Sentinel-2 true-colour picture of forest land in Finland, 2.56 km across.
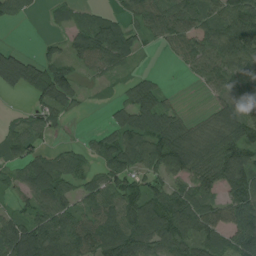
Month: August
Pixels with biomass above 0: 75%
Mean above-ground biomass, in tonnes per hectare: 66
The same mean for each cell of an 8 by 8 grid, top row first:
33 11 21 38 84 99 83 107
18 22 52 84 24 63 83 95
72 98 34 17 34 2 59 81
9 47 13 30 99 36 26 69
56 19 15 67 105 133 88 107
35 90 50 77 68 68 67 158
27 81 52 77 129 110 70 96
113 115 95 105 91 87 62 78
